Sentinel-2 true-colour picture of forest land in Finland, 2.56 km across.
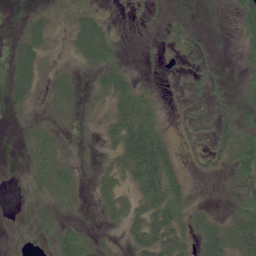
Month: June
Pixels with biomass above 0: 63%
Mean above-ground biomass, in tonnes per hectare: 27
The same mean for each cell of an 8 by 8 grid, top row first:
3 18 24 5 7 9 4 43
24 17 30 24 2 22 15 19
34 14 11 37 7 5 32 13
11 14 15 39 52 8 30 26
5 51 3 31 93 22 27 66
4 59 19 40 76 40 14 44
3 25 10 36 46 53 16 42
3 22 58 8 50 55 58 55
